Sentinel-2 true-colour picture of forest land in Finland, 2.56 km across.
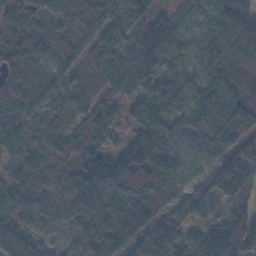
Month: November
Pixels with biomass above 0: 97%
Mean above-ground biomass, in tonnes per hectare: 96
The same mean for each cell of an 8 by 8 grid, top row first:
148 80 98 118 104 59 71 121
119 89 69 87 138 77 91 54
98 73 48 76 70 97 97 86
126 75 71 65 137 97 145 125
67 66 88 49 170 77 96 104
52 70 120 180 137 85 78 135
106 61 105 95 140 83 57 55
115 39 75 118 143 98 103 140
